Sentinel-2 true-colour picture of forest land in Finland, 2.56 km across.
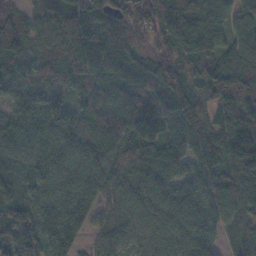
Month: November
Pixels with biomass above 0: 96%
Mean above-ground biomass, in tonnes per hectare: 110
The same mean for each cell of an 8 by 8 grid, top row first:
74 90 151 136 97 157 126 97
104 60 141 147 85 99 116 105
87 66 89 128 137 122 126 195
88 128 73 106 156 129 96 242
106 96 100 86 109 89 116 250
66 89 94 96 109 94 105 154
108 88 93 67 86 106 101 105
157 122 57 83 77 94 95 63
